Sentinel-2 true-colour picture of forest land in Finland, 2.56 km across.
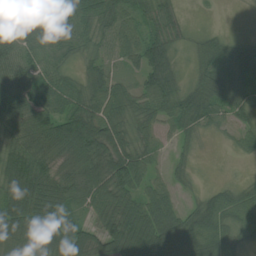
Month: July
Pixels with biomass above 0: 88%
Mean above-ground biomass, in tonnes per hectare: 60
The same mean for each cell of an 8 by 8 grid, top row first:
80 93 79 70 52 36 3 1
91 71 45 54 94 39 43 20
80 65 44 57 60 37 49 38
81 73 93 70 57 62 55 32
53 75 135 87 38 20 3 24
108 70 81 93 54 23 2 6
89 78 49 73 80 49 59 58
60 77 103 65 96 95 76 37
